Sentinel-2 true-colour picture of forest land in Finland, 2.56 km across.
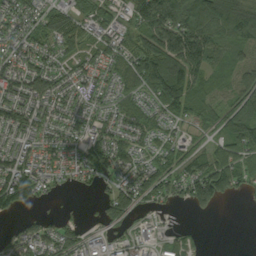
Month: September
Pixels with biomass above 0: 78%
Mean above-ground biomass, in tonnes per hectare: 79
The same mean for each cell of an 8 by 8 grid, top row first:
75 70 71 73 118 138 151 170
64 72 71 72 113 165 125 68
104 96 65 56 128 156 66 61
92 85 73 48 60 88 68 111
64 64 84 107 60 67 41 114
149 63 64 75 114 95 160 80
68 7 5 84 46 19 46 2
99 99 79 63 32 35 2 1
